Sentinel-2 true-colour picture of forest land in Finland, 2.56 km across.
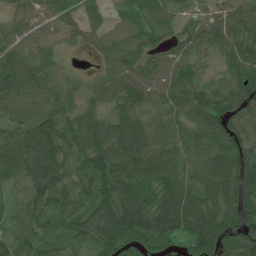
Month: July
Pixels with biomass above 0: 93%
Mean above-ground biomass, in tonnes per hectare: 68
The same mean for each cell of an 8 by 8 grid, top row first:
43 53 48 19 41 35 49 62
58 39 18 34 47 42 60 81
79 51 13 56 66 67 39 77
79 70 49 57 71 59 91 91
93 103 78 98 88 47 51 73
60 103 62 104 90 62 60 109
43 81 63 110 110 107 85 100
61 51 55 95 85 64 117 104
